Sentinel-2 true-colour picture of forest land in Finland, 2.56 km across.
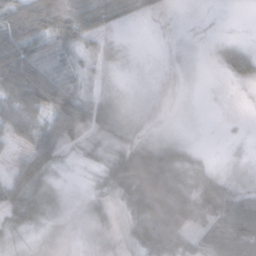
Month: November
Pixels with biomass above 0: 76%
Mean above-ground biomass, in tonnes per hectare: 40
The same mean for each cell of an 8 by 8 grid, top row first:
60 86 69 49 20 5 3 0
93 57 29 25 3 9 6 25
91 101 35 15 11 6 2 22
54 81 119 48 10 7 2 1
26 92 59 32 54 36 3 4
51 43 9 52 105 62 42 13
60 32 10 21 79 106 66 66
17 11 6 10 68 82 46 73
